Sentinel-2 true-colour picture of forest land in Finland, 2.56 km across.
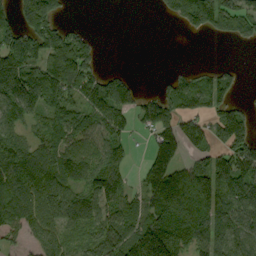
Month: September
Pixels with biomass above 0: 68%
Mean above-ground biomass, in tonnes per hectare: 92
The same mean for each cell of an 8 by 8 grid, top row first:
87 152 0 0 0 76 160 114
115 125 129 0 0 0 0 11
162 156 153 71 5 50 65 35
105 84 78 132 77 88 87 74
115 82 78 94 24 153 90 156
139 109 101 126 75 148 138 166
137 113 107 87 74 140 115 122
45 105 58 116 184 136 109 85
